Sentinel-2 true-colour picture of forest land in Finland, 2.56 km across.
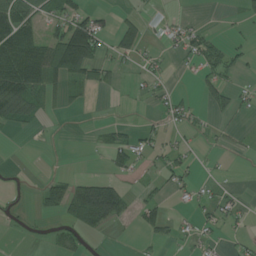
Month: July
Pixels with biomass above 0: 37%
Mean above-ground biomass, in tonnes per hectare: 33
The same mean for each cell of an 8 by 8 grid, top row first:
105 39 60 15 28 9 1 9
161 102 195 38 38 22 46 14
134 86 56 20 18 2 35 16
75 22 5 3 5 28 19 18
0 3 5 42 29 21 5 7
3 11 16 27 13 32 7 0
9 35 107 125 40 8 26 17
2 11 26 2 10 15 20 13
